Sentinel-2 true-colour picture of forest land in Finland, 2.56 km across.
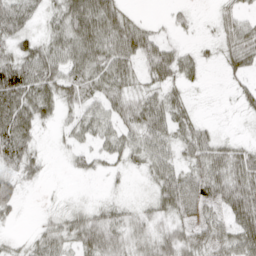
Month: April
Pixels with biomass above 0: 78%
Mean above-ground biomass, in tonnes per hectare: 40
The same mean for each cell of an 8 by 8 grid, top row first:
60 29 81 63 9 16 5 28
45 53 72 65 68 33 13 66
97 64 56 58 32 45 8 20
85 39 32 35 59 43 2 14
76 6 24 34 44 39 43 24
43 10 13 12 17 55 55 73
30 9 22 31 20 46 30 74
12 47 50 51 37 48 33 65
